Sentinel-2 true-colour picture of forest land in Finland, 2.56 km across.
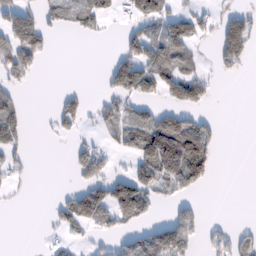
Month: February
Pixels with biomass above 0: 38%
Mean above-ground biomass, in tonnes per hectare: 43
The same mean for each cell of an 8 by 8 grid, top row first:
58 41 69 26 74 54 30 42
105 33 0 5 89 92 7 86
44 0 0 68 107 91 34 5
54 8 47 44 38 51 16 0
41 2 24 20 90 135 62 0
16 0 42 57 71 92 48 0
4 9 106 103 65 31 4 0
0 10 19 30 80 126 26 38
